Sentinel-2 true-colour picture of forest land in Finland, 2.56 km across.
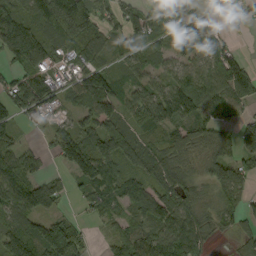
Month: September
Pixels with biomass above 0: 81%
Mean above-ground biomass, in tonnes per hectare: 84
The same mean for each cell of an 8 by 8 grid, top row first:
96 171 208 57 79 90 48 40
136 111 134 62 81 68 104 21
71 104 99 78 59 79 115 157
84 62 62 76 119 68 86 43
48 40 140 113 65 78 65 97
102 44 88 90 73 87 60 91
108 69 23 58 92 114 37 59
91 142 67 46 80 122 54 35
